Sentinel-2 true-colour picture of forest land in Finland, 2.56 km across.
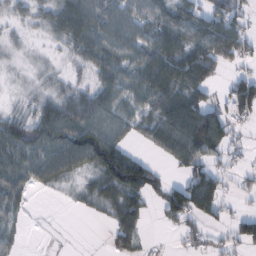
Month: February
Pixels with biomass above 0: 71%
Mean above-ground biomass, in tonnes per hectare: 53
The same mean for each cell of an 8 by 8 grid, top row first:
25 42 97 68 60 62 60 40
13 11 54 72 71 88 78 54
7 22 20 62 68 94 59 45
25 65 89 76 45 106 100 60
72 73 108 92 25 90 111 21
67 56 33 104 94 18 83 19
44 0 9 47 44 108 71 9
24 2 0 28 26 10 35 44
